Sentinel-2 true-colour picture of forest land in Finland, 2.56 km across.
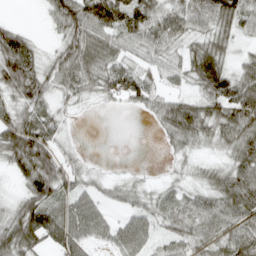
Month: April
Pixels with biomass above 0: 79%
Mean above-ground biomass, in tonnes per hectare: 52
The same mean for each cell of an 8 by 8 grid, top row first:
3 29 84 92 81 62 65 66
93 19 75 54 42 38 71 22
91 56 58 64 49 30 94 64
56 41 12 5 25 84 68 88
101 68 8 0 0 34 30 71
33 101 36 11 7 16 28 81
48 89 69 21 37 36 52 80
79 62 64 45 46 43 56 74
